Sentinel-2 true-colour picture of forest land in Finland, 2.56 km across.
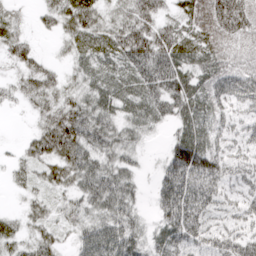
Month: March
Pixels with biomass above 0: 85%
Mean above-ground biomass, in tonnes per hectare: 45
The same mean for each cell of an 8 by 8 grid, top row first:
20 26 63 32 60 30 63 70
45 4 36 45 87 70 56 35
25 42 30 43 75 78 53 57
6 42 65 44 42 55 50 28
7 62 72 54 19 58 50 30
15 36 62 60 13 87 82 35
8 28 33 60 16 87 46 33
33 36 36 68 39 56 44 60
